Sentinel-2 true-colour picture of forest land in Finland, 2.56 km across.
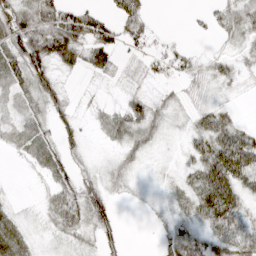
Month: April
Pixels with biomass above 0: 72%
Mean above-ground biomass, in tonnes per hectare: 32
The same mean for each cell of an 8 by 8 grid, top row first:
67 62 56 26 26 0 16 39
67 80 65 49 26 23 4 18
44 53 6 12 22 21 26 12
23 38 12 22 52 17 35 7
22 28 25 16 37 8 62 77
1 22 34 22 7 13 80 75
10 30 59 34 6 21 67 41
38 9 19 28 0 42 37 49
